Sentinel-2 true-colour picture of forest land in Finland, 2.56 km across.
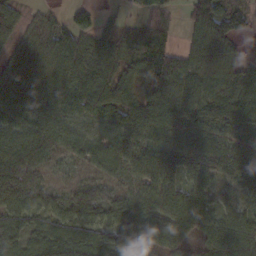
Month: February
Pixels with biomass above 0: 91%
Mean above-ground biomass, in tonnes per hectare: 71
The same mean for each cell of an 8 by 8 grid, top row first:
72 29 40 14 45 16 137 78
50 78 97 59 58 40 94 37
71 77 89 77 62 90 67 71
82 64 78 70 93 95 83 95
90 81 68 62 72 77 82 74
92 40 31 48 65 58 62 58
93 76 93 79 83 91 67 53
74 92 86 72 70 61 73 96
